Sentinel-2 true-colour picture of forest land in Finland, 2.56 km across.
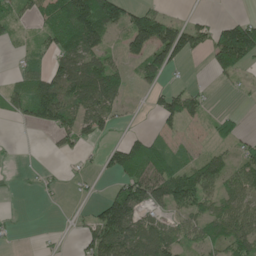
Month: May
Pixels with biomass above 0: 56%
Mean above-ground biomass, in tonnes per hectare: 58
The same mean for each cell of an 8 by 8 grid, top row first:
43 63 159 130 94 19 19 27
14 50 91 31 107 137 75 195
31 91 139 88 49 13 8 23
41 113 97 60 5 87 24 9
2 9 47 35 69 26 19 37
3 12 14 39 110 99 81 62
1 2 5 126 77 63 56 77
9 4 33 141 114 62 56 90
